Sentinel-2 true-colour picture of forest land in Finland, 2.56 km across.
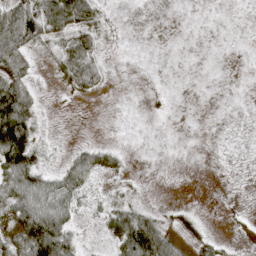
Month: April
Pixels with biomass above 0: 50%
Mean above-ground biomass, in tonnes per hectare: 27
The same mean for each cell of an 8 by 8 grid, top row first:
72 72 88 6 0 0 0 0
58 27 73 3 0 0 0 0
52 5 58 6 0 0 0 0
128 4 0 0 2 0 0 0
140 9 11 9 0 0 0 1
96 38 44 12 2 0 0 1
76 84 19 32 23 9 0 3
68 152 19 35 134 32 19 5
